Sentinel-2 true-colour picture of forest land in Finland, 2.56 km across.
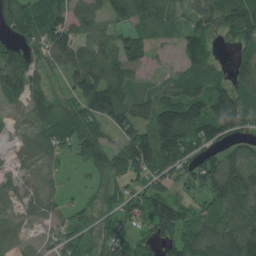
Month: July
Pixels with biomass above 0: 83%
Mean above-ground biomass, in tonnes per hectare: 84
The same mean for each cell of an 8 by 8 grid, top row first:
105 84 84 49 68 35 69 150
61 103 68 92 69 37 65 68
99 33 65 111 40 65 93 117
36 70 103 129 105 172 144 136
29 91 99 64 160 183 103 81
41 36 6 89 89 75 131 180
35 46 36 55 101 111 55 96
45 25 58 84 49 89 123 161
